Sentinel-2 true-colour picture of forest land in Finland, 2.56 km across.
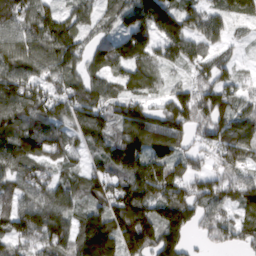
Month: March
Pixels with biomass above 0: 91%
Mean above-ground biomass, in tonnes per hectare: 104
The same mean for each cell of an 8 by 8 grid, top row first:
104 98 76 64 120 110 102 64
113 136 97 112 123 101 83 27
128 91 88 74 82 26 81 52
123 106 123 95 87 126 135 90
111 115 66 119 134 99 71 144
96 76 74 114 163 118 86 78
94 131 87 151 169 166 98 83
92 116 164 198 196 119 47 72
